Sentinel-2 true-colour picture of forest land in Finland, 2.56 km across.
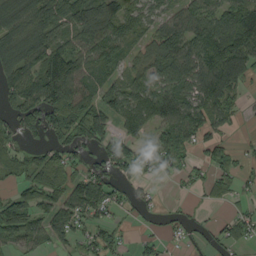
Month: September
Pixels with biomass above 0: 72%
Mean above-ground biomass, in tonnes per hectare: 73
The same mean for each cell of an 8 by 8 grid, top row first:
107 95 121 119 71 58 78 112
105 120 78 106 60 88 140 141
91 114 95 61 78 103 115 67
70 108 112 87 117 114 92 28
39 54 71 72 67 103 56 12
46 84 59 63 31 27 35 47
94 76 89 59 23 10 13 23
74 59 48 45 21 13 34 49
